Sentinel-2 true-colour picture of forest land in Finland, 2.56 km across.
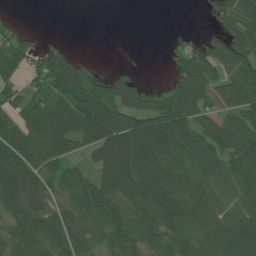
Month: July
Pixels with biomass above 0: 74%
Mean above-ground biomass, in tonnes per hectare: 69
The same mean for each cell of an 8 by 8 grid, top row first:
1 0 0 0 0 0 24 76
51 41 3 0 0 28 66 71
30 83 94 52 12 45 85 88
56 85 121 128 102 108 51 84
86 102 74 128 166 116 84 83
93 65 63 143 119 91 77 77
70 64 88 92 95 101 78 67
60 67 68 71 83 73 68 107
